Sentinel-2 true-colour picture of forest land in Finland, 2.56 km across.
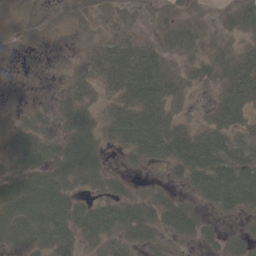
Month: May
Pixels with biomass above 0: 63%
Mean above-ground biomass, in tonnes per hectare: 23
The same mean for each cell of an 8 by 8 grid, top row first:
0 1 3 1 2 7 2 19
1 0 3 22 16 14 7 12
0 0 14 29 50 19 13 45
7 8 36 24 47 15 12 36
23 30 53 16 45 46 39 31
23 37 41 17 5 15 46 43
47 48 32 36 35 33 15 27
26 38 30 32 27 15 16 21
